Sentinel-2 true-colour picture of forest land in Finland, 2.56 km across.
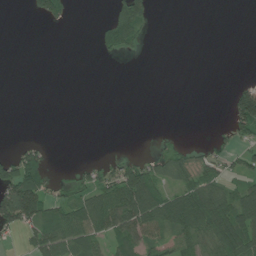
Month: July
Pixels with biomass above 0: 36%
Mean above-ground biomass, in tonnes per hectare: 37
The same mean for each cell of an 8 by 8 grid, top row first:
0 66 0 50 68 0 0 0
0 0 0 50 15 0 0 0
0 0 0 0 0 0 0 11
0 0 0 0 0 0 0 128
14 12 0 1 0 15 13 40
115 35 31 62 103 54 55 47
179 65 72 114 132 104 106 106
11 96 82 55 71 49 56 104
